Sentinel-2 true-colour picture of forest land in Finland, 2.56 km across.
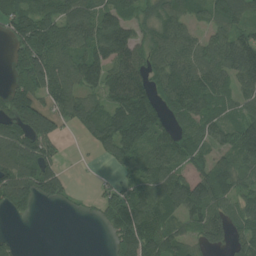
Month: July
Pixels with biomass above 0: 76%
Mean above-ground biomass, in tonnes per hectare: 86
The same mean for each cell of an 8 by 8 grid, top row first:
100 96 113 102 67 92 64 103
63 118 89 156 85 98 79 140
57 117 108 116 107 122 94 106
110 85 120 104 149 83 78 51
97 89 16 121 100 97 61 92
103 123 1 24 96 85 90 76
68 16 12 82 119 109 114 80
17 0 0 43 139 88 88 65
